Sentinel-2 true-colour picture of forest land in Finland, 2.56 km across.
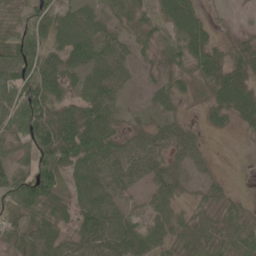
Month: June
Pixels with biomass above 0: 82%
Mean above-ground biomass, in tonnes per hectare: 44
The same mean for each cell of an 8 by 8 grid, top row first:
41 59 52 31 29 71 20 5
77 56 73 42 22 47 50 28
84 61 40 49 15 32 42 54
75 73 55 41 11 17 27 53
56 87 90 48 34 39 12 2
58 80 53 45 37 28 19 0
48 53 53 54 21 33 26 19
38 56 48 73 57 35 45 42
